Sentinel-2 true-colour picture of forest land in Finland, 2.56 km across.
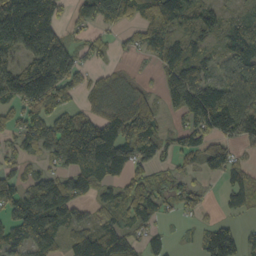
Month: October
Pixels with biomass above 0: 75%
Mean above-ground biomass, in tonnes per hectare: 90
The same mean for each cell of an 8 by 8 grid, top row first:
188 144 59 95 94 116 69 36
93 206 51 28 55 78 39 112
140 218 74 62 19 92 87 131
60 107 68 101 131 39 156 153
59 119 196 182 154 57 94 57
59 61 114 90 69 43 39 74
104 165 66 77 111 38 22 69
79 93 73 99 44 12 70 59
